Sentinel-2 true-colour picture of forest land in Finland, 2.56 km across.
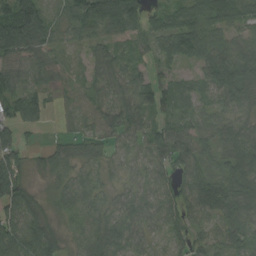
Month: August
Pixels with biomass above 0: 90%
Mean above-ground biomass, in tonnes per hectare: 52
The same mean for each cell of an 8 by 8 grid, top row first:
126 50 81 117 58 55 66 57
86 41 17 36 26 77 80 53
47 27 23 51 47 38 49 91
47 20 27 45 60 45 34 43
62 20 47 17 39 71 35 72
54 38 32 17 26 43 55 85
85 31 55 38 39 57 81 78
93 82 40 61 32 26 38 60
